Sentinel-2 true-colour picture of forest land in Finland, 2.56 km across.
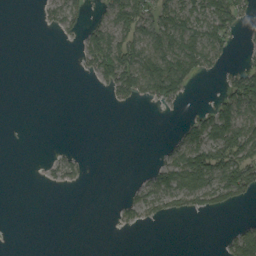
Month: September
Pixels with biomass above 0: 35%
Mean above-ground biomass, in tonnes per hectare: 28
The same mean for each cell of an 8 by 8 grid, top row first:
0 19 29 45 66 68 68 43
0 0 23 70 59 74 71 8
0 0 2 58 75 90 11 56
0 0 0 2 1 4 36 87
0 1 1 0 0 31 93 94
0 8 18 0 11 82 85 86
0 0 0 4 46 34 43 18
0 0 0 0 0 0 0 56
